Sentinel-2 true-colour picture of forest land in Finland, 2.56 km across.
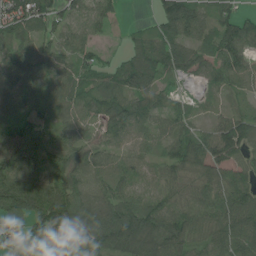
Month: June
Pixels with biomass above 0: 89%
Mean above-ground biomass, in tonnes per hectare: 72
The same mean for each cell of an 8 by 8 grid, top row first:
108 79 51 29 4 105 50 58
56 53 55 10 68 89 66 92
89 61 65 63 88 34 44 60
58 48 60 88 67 52 17 36
113 82 59 52 48 65 88 91
116 87 88 83 28 60 71 55
119 135 103 100 84 73 74 95
50 96 121 102 136 109 57 92
